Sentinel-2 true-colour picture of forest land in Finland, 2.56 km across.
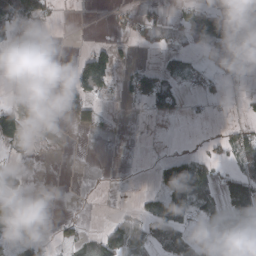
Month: March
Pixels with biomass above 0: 30%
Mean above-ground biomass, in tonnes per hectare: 32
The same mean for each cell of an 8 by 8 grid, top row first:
77 21 0 10 22 18 86 7
4 0 3 31 7 17 58 29
0 0 90 46 67 41 24 3
49 0 50 6 11 32 8 6
36 2 0 2 1 0 10 49
27 0 0 1 0 154 58 65
47 0 1 2 29 129 54 135
33 14 32 67 63 77 21 102
